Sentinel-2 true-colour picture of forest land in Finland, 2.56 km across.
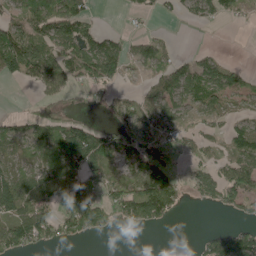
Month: May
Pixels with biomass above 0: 60%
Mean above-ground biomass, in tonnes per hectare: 56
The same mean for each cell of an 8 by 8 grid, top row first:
48 141 76 0 22 18 58 29
124 65 87 74 39 13 11 0
14 63 61 70 23 90 107 41
8 39 16 39 48 50 63 34
43 72 122 85 71 38 23 78
56 67 97 31 87 35 52 97
101 69 132 75 143 45 15 36
87 52 37 4 0 0 50 93
